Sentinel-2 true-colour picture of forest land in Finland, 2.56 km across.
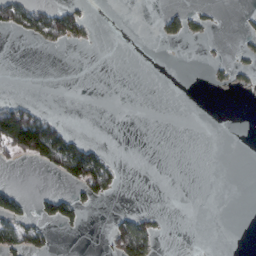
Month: February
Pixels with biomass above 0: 14%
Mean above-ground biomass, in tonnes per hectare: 19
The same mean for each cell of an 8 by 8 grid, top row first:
65 68 35 0 0 24 13 4
0 11 4 0 0 1 1 7
0 0 0 0 0 0 6 9
103 16 0 0 0 0 0 0
123 145 53 1 0 0 0 0
0 12 82 44 0 0 0 0
58 44 31 2 8 0 0 0
66 29 1 50 77 0 0 0
